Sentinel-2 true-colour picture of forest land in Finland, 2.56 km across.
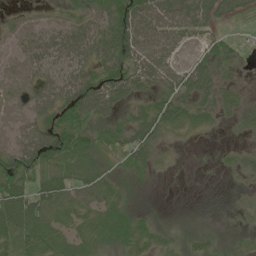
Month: June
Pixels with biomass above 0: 80%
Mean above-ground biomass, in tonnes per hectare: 44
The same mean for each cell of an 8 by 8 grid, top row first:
19 21 42 73 74 62 55 26
35 65 70 81 66 42 40 17
47 57 68 71 55 49 43 14
36 51 70 40 47 59 35 36
55 90 58 50 64 16 2 13
76 53 61 38 21 3 1 21
86 70 53 55 10 3 5 17
52 57 45 62 43 24 25 18
